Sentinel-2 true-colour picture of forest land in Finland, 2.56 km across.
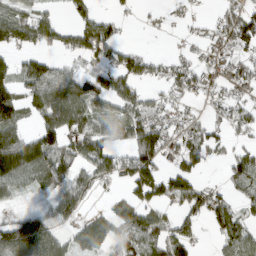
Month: March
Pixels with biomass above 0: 63%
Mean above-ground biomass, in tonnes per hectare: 53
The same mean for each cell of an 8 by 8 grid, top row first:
64 27 36 26 4 8 12 63
45 31 62 62 12 5 29 56
57 102 64 72 45 51 33 50
71 91 78 43 62 32 22 34
72 76 67 56 107 43 62 25
75 70 50 49 93 72 9 66
19 45 41 29 68 32 73 37
137 112 47 66 83 72 9 75
